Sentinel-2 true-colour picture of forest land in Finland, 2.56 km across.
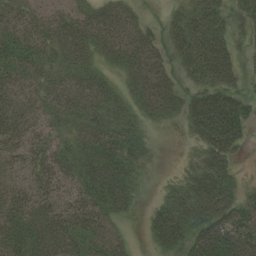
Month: August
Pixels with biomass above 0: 85%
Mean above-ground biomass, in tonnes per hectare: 48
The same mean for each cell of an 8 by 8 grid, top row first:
50 44 45 62 24 29 53 21
54 49 63 59 66 46 74 12
48 44 55 27 67 41 54 28
49 41 62 49 40 34 84 47
46 43 48 66 28 1 54 32
33 54 49 69 16 13 64 17
62 58 54 47 9 58 80 58
73 83 54 47 8 55 72 82
